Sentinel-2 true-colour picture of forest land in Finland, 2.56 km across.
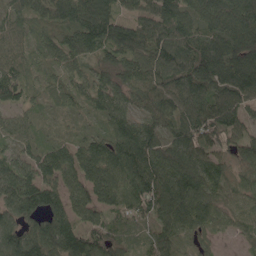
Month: May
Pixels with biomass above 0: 94%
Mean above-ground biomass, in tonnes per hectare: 99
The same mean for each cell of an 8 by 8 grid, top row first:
81 96 128 106 86 125 116 130
70 87 111 128 110 122 105 127
130 53 66 90 102 108 115 130
70 30 43 94 72 92 105 83
72 51 68 114 120 89 102 103
117 92 98 128 140 133 130 98
128 124 80 79 101 146 125 85
116 138 124 90 56 87 49 41
